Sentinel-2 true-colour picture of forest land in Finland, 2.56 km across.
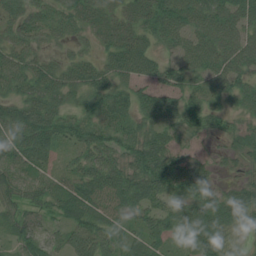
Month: July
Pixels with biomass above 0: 93%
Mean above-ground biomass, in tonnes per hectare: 54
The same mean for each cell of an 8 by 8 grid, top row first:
55 50 54 37 61 91 67 65
50 24 21 57 64 48 60 63
62 61 58 54 54 49 47 52
59 74 46 79 56 61 43 36
65 64 56 59 74 37 13 41
53 37 61 62 76 75 35 18
37 37 81 66 53 56 65 85
43 32 70 57 50 37 90 15
